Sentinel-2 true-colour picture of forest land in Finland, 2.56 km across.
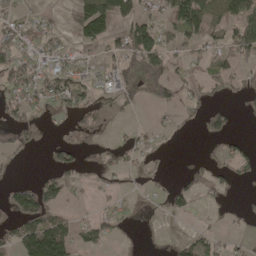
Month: May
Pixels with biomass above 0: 43%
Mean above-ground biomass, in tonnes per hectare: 45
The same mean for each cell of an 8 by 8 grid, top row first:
30 13 98 121 69 116 83 104
63 45 35 45 142 46 48 84
60 68 55 67 67 57 38 25
36 31 49 9 7 27 40 12
37 19 29 22 18 1 8 26
5 36 24 24 18 13 36 31
82 92 8 22 7 41 10 17
83 251 47 25 5 25 38 17
